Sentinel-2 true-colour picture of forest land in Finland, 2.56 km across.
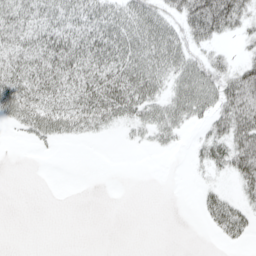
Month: April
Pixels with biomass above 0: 53%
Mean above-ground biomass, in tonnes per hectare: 27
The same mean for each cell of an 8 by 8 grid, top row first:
41 39 43 47 54 33 96 45
35 46 51 56 54 50 25 8
46 45 44 55 57 38 56 61
40 48 46 45 38 43 34 66
3 13 5 0 10 12 33 63
0 0 0 0 0 0 8 44
0 0 0 0 0 0 30 31
0 0 0 0 0 0 1 18
